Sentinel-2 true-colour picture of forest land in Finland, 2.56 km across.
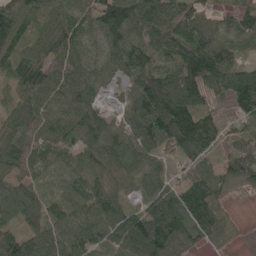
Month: May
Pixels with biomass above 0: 94%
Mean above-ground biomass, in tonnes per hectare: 94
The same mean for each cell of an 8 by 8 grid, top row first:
93 66 74 126 133 101 72 81
85 88 68 84 102 121 120 74
93 110 95 32 136 142 165 141
71 73 93 28 128 230 102 107
110 79 81 89 99 150 104 71
70 64 70 74 66 41 83 97
95 94 88 82 60 116 131 6
131 107 113 103 156 106 66 11
